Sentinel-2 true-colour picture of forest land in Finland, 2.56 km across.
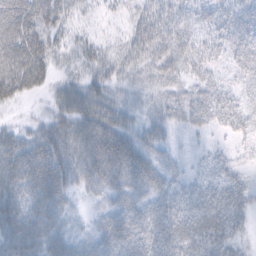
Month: February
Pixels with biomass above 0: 84%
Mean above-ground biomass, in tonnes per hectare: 39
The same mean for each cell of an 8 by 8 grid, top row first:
71 55 17 8 35 33 23 40
69 47 25 17 49 39 28 39
65 32 29 33 22 28 28 21
5 20 56 47 20 30 43 36
41 51 62 84 39 9 7 13
50 67 50 65 58 22 23 23
48 64 10 38 43 41 55 40
51 55 31 59 51 53 49 22
